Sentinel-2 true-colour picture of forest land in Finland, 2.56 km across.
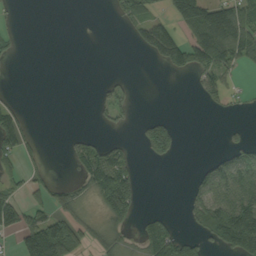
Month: September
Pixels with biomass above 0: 36%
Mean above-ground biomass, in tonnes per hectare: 48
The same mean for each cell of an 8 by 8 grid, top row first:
13 0 0 12 48 67 116 89
17 0 0 0 46 96 131 93
0 0 0 19 0 4 48 17
49 0 0 41 4 3 10 7
74 2 25 33 55 49 0 35
38 22 36 146 10 0 75 93
79 66 34 140 14 1 107 135
40 223 84 46 91 122 66 182
